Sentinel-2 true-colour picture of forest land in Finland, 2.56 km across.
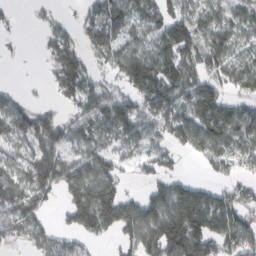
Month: February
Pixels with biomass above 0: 73%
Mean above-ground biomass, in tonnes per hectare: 82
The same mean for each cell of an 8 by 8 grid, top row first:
9 21 27 95 79 97 65 63
4 41 64 87 67 131 102 49
1 20 121 57 174 117 93 84
90 41 68 140 97 96 129 73
63 122 73 54 71 69 94 77
58 109 118 79 33 49 20 43
84 41 173 149 120 138 139 92
43 78 57 39 130 168 125 106
